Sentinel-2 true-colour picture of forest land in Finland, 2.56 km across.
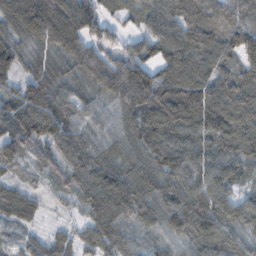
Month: November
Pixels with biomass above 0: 94%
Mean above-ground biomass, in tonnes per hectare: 77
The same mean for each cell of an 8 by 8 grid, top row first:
84 96 109 36 51 86 103 139
55 40 78 48 68 94 109 137
40 61 56 94 102 121 91 94
80 101 63 47 93 129 129 117
78 58 73 60 80 98 91 113
29 24 58 82 74 78 82 58
68 15 27 91 84 84 101 72
32 69 55 107 60 57 83 64
